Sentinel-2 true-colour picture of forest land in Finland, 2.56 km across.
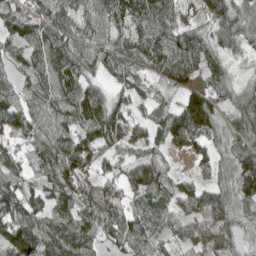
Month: April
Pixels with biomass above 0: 89%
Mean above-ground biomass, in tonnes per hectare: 78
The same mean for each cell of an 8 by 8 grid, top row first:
83 76 59 82 89 43 45 88
75 114 79 78 77 95 77 46
55 83 81 44 70 68 52 32
83 91 95 93 50 64 157 84
37 96 98 79 75 58 70 57
77 84 93 66 110 40 45 115
103 71 91 107 74 71 117 70
139 106 104 52 104 58 72 43
